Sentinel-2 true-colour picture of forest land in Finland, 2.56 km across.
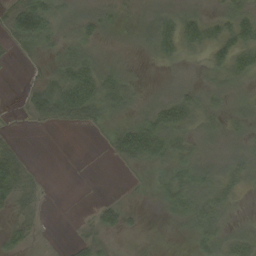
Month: September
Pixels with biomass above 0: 67%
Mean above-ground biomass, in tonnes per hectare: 26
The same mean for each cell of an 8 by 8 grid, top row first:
66 72 28 22 18 34 24 38
17 19 30 10 16 39 39 47
0 23 63 38 8 11 15 23
2 53 54 23 24 53 32 24
17 0 0 22 69 40 20 23
85 3 0 0 5 36 35 32
36 3 1 23 6 36 45 10
31 1 13 8 6 2 34 35
